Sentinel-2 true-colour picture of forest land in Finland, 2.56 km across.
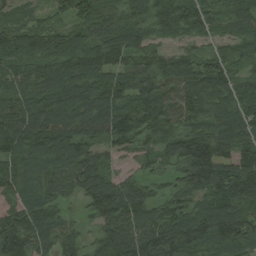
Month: August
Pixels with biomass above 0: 94%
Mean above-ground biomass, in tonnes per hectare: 115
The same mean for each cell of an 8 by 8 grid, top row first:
39 46 109 87 91 131 86 88
104 106 127 138 108 60 55 85
93 125 136 113 119 129 135 75
125 173 156 129 134 124 147 142
161 186 145 105 95 125 144 116
144 129 127 78 64 69 144 170
98 104 40 155 119 96 115 129
141 105 64 132 144 161 120 125
